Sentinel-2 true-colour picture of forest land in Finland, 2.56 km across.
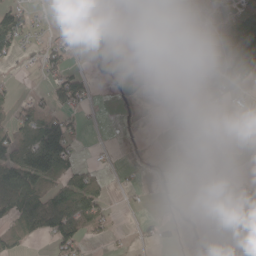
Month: May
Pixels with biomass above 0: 42%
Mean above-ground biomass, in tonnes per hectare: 35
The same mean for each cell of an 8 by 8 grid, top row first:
61 10 47 18 39 49 55 64
50 33 4 7 52 32 119 101
6 29 42 5 43 11 77 70
29 43 33 5 9 43 9 8
73 144 17 2 8 32 20 0
103 89 51 7 6 3 19 4
86 91 79 13 3 3 1 13
38 34 59 10 9 17 2 19
